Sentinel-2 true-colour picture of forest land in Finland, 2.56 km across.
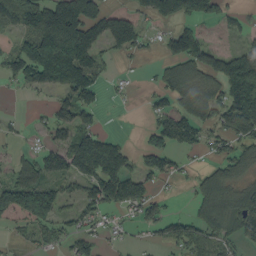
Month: September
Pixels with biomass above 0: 58%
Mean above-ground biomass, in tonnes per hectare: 76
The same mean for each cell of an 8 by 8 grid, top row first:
95 176 198 84 52 112 76 39
58 228 181 70 39 96 74 51
56 156 134 15 5 82 78 154
5 32 105 3 19 86 67 167
13 40 130 103 35 78 46 77
56 72 110 158 75 37 72 61
63 83 58 61 75 4 96 102
13 44 61 16 12 75 68 55
